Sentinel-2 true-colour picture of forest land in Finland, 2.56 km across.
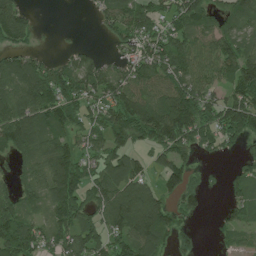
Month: July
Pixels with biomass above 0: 74%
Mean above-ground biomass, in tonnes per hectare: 82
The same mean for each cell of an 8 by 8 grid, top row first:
97 0 0 73 98 82 97 93
63 5 24 17 72 105 94 86
118 122 94 87 100 107 87 113
127 115 66 101 142 172 88 135
112 90 62 90 54 119 60 40
47 112 99 99 68 83 18 44
83 75 100 135 176 63 15 71
116 74 106 75 119 51 2 37
